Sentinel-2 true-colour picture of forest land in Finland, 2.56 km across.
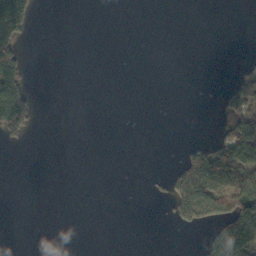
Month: October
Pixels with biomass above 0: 16%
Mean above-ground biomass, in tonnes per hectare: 26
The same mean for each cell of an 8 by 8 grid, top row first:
153 0 0 0 0 0 0 0
94 0 0 0 0 0 0 0
92 0 0 0 0 0 0 80
181 0 0 0 0 0 0 115
10 0 0 0 0 1 33 153
0 0 0 0 2 49 89 110
0 0 0 0 0 54 76 147
0 0 0 0 0 0 30 182
